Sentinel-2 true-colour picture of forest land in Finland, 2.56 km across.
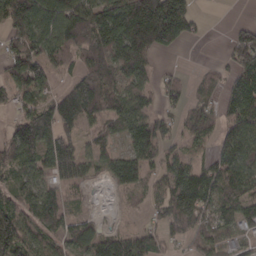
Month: March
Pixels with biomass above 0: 76%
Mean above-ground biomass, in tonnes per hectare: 75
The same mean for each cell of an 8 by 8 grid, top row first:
104 117 135 120 192 170 7 2
73 94 82 129 153 62 1 95
80 55 74 87 54 30 29 78
37 87 122 80 61 36 65 92
88 122 65 44 92 40 40 98
63 57 53 59 58 90 75 89
81 92 14 3 29 113 72 79
126 73 83 77 83 30 72 38
